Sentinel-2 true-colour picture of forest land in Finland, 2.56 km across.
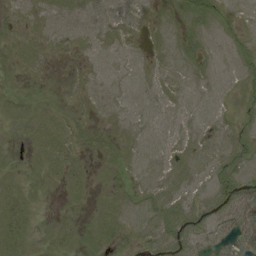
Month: August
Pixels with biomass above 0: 75%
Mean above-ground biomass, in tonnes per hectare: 7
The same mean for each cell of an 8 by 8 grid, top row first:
5 6 6 5 5 9 15 6
7 5 5 5 5 9 9 10
5 4 4 4 5 5 6 7
4 4 3 4 5 5 4 7
1 9 8 9 6 5 5 13
4 6 6 5 6 7 8 17
9 1 2 7 6 10 9 33
10 4 5 11 7 12 9 23
